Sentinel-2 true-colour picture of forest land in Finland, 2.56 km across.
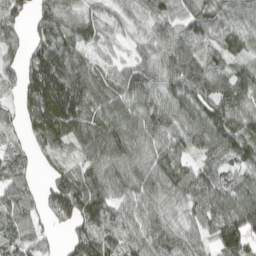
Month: April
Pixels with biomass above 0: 90%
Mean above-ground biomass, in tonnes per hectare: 80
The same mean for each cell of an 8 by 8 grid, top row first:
78 88 63 40 61 91 82 76
55 94 69 38 45 88 52 74
52 149 111 59 87 95 99 100
44 135 99 93 95 92 90 97
27 70 70 109 83 76 94 86
57 44 71 89 89 96 91 75
87 74 119 73 74 49 90 109
84 50 78 61 85 84 53 104
